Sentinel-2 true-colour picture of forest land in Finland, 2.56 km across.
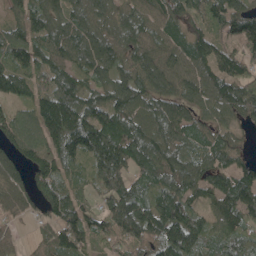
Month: May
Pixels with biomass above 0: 91%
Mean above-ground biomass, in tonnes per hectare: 107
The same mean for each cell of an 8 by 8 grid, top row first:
60 101 96 87 88 91 90 105
111 105 116 93 100 86 107 89
102 88 90 109 110 98 120 157
81 172 175 132 134 109 78 135
133 124 174 181 172 116 101 30
72 123 45 162 81 126 118 105
53 90 91 121 130 132 77 124
23 58 105 81 118 177 84 100
